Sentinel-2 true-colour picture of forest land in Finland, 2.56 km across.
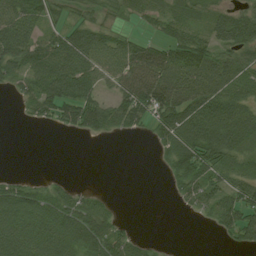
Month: August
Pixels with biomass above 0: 66%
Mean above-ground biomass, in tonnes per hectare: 53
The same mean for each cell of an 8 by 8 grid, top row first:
77 50 25 22 36 39 34 63
90 79 95 64 67 74 64 79
46 103 96 52 120 85 76 62
5 53 101 67 86 97 94 76
0 0 0 1 2 82 108 60
12 9 0 0 0 55 74 54
80 66 62 17 0 8 50 92
79 80 78 76 18 0 0 47
